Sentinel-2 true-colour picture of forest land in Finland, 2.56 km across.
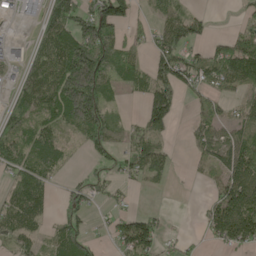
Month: May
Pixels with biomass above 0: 62%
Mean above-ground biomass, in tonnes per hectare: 69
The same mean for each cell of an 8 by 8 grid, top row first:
24 94 123 123 22 68 22 20
6 85 159 96 34 102 40 92
34 106 262 72 69 91 80 113
66 83 177 50 71 55 66 46
90 107 29 61 69 10 78 122
70 62 21 35 57 9 33 120
90 45 52 24 7 0 47 140
67 40 77 34 107 18 26 90
